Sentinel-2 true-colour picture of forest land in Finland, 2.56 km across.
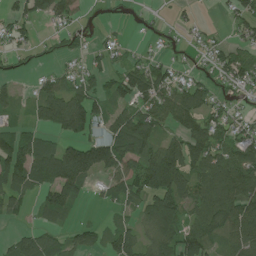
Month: July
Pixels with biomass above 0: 67%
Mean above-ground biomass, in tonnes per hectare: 69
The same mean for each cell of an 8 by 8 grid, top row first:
53 76 26 10 14 13 2 52
36 24 26 36 11 19 32 52
28 40 52 57 118 55 40 66
33 105 146 49 93 122 69 21
103 55 98 111 101 78 118 80
110 122 135 69 122 144 129 142
52 67 19 20 61 88 108 131
48 72 56 53 50 82 84 114
